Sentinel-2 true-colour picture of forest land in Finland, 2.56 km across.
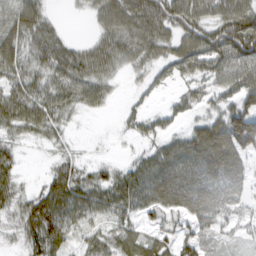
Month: March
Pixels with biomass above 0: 78%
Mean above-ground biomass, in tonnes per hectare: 49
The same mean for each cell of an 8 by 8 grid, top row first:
49 28 5 77 87 89 60 90
58 59 28 56 58 50 85 99
53 48 62 27 16 29 42 68
68 60 25 6 22 26 25 88
23 18 3 2 17 37 96 102
37 28 42 35 59 73 68 52
38 84 60 54 49 54 82 40
18 85 30 38 43 52 37 27
